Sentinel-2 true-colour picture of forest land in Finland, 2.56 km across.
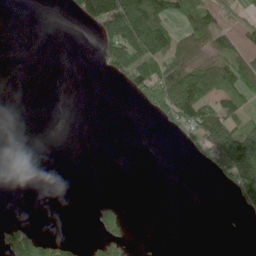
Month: June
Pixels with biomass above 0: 28%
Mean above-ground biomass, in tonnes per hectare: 34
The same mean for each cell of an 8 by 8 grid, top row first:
0 0 56 168 182 71 62 16
0 0 0 89 162 76 56 49
0 0 0 21 82 109 85 75
0 0 0 0 13 90 80 57
0 0 0 0 0 5 83 160
0 0 0 0 0 0 15 115
0 0 0 17 0 0 0 28
66 33 7 41 2 0 0 0
